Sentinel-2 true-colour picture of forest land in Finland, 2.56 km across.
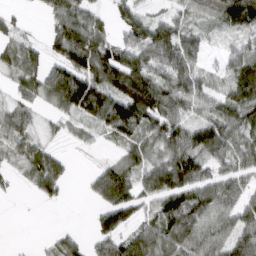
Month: March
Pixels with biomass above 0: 76%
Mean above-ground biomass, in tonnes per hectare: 63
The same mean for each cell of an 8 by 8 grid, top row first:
23 36 74 28 49 39 37 123
55 55 124 74 86 101 24 37
41 92 120 106 109 80 37 89
53 23 82 116 119 68 50 71
61 33 16 29 64 93 109 74
21 90 5 92 65 115 66 57
0 7 1 98 45 98 87 69
2 9 30 80 71 78 75 77
